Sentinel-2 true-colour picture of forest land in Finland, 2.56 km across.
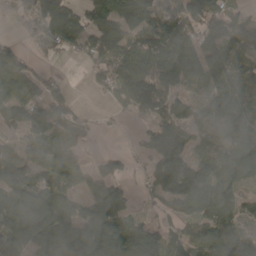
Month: April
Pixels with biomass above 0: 80%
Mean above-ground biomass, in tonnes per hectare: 107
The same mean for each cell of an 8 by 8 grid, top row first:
39 138 102 196 161 163 163 63
41 52 80 135 137 193 135 96
119 56 2 94 145 171 117 99
90 120 33 24 83 116 93 121
49 91 49 0 60 158 55 93
138 98 57 89 41 213 112 89
190 163 81 149 24 80 116 94
144 183 164 193 134 85 131 145
